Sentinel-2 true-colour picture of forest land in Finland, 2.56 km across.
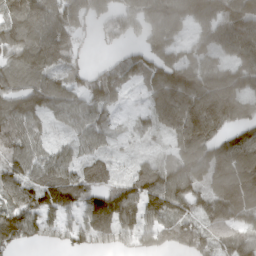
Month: March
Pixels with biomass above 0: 85%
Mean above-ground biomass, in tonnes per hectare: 101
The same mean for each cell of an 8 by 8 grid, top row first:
142 186 122 91 125 134 132 166
111 173 55 30 69 80 87 122
96 101 59 104 85 130 123 130
106 84 88 56 40 142 165 101
82 56 61 32 21 76 125 108
108 97 82 45 104 140 103 125
113 126 94 147 116 115 126 140
102 52 77 89 79 89 104 96
